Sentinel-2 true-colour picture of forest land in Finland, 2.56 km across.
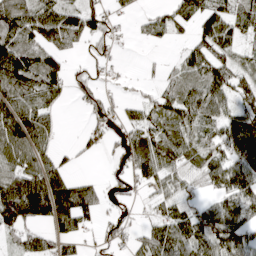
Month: April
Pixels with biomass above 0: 70%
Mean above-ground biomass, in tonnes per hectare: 58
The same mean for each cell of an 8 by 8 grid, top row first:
91 86 84 25 16 49 75 35
100 83 30 16 7 12 90 39
99 94 26 8 10 39 88 58
92 46 10 34 42 69 62 73
87 43 16 21 73 73 53 107
78 83 27 14 57 42 60 93
149 135 126 9 9 53 55 93
39 49 31 31 53 87 90 81
